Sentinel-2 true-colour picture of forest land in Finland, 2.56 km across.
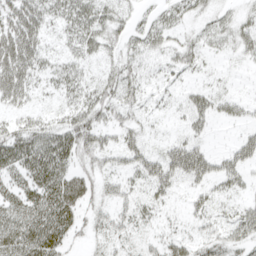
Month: April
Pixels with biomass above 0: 70%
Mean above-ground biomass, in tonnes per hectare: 31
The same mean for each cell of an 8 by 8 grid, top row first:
50 36 44 29 15 25 18 15
63 22 30 21 28 29 17 25
53 23 30 32 23 13 8 4
22 14 38 38 19 11 34 17
47 55 58 24 36 31 17 24
33 56 38 28 37 50 41 28
43 67 37 33 22 12 23 21
51 67 12 24 17 29 29 30
